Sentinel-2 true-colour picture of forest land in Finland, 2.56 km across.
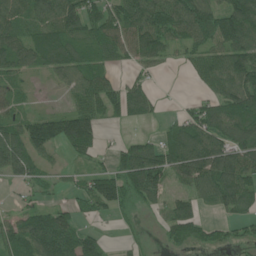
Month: June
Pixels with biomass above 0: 74%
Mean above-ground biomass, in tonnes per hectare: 78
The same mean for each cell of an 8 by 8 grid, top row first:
97 96 122 86 136 120 108 143
103 129 86 89 112 58 87 130
53 28 89 49 36 1 66 109
50 46 118 49 58 19 83 103
109 135 129 15 70 114 118 99
65 35 36 80 166 70 114 112
30 59 44 57 37 62 28 64
91 141 100 9 12 43 47 29
